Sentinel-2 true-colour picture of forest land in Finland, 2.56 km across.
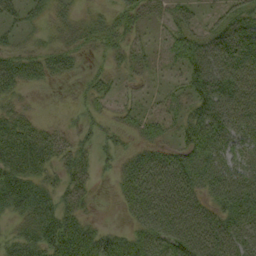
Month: September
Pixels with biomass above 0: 73%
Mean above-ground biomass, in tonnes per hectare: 42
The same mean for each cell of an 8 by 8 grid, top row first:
33 29 20 23 31 40 21 52
27 25 24 24 21 39 64 66
54 30 11 22 13 15 78 68
33 2 13 16 22 26 67 63
70 50 24 16 30 34 76 37
64 28 33 11 74 83 62 58
36 41 32 2 71 82 54 65
33 58 61 38 53 86 78 66
